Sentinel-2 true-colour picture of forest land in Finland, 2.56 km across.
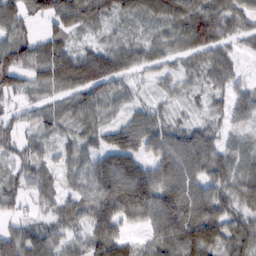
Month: February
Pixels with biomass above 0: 91%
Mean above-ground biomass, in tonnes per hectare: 65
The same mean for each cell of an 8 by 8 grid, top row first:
63 68 78 52 56 85 80 57
92 74 40 50 51 45 72 26
69 71 109 78 20 35 39 32
31 54 67 37 42 24 32 58
39 31 52 64 75 99 76 36
40 40 47 125 115 125 86 68
32 30 51 112 117 144 100 54
75 66 38 110 34 110 104 69
